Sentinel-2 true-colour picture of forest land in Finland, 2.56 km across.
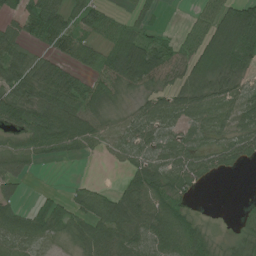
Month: July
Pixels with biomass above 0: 75%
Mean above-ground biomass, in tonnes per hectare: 58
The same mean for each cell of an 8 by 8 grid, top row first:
55 97 57 28 32 0 57 136
65 39 57 64 109 49 104 116
91 97 49 77 94 52 92 48
96 83 85 36 54 72 75 69
43 69 59 50 64 59 42 65
50 0 3 1 66 66 42 4
49 44 47 65 70 55 1 11
83 51 47 71 64 88 38 38
